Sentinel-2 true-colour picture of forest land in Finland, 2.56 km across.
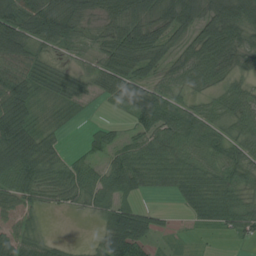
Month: August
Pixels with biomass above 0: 83%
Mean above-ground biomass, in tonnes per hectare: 51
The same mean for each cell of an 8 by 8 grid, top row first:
101 100 61 61 55 69 65 74
89 47 29 66 83 35 89 67
82 35 38 71 52 51 57 35
95 14 12 9 79 55 44 56
107 39 7 36 53 59 58 49
86 62 56 58 52 54 55 47
43 24 28 51 25 11 61 50
49 23 4 63 46 9 5 21
